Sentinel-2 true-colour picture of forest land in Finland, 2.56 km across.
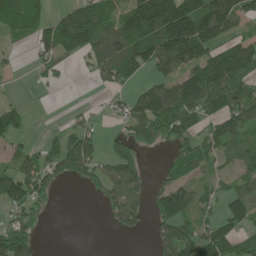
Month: May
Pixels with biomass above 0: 63%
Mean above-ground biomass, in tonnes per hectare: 76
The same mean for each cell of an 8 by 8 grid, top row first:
139 66 130 90 181 204 154 89
21 89 121 114 126 168 108 121
7 31 8 59 44 99 162 100
77 0 21 31 119 110 59 111
44 37 96 47 64 47 75 64
102 83 54 87 53 53 35 58
64 24 0 70 63 129 36 73
145 1 0 1 3 109 98 75
